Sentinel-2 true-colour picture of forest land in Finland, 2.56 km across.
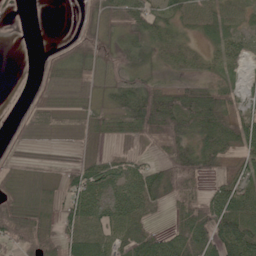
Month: June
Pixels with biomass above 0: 76%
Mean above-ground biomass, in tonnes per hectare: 44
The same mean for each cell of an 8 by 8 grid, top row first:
1 0 22 57 64 44 48 30
0 9 51 43 47 31 26 38
1 26 24 35 49 30 32 22
6 34 30 54 113 103 97 45
14 4 13 19 25 66 61 64
17 9 47 56 56 70 36 49
52 33 69 64 56 42 75 74
50 50 73 52 69 63 65 100
